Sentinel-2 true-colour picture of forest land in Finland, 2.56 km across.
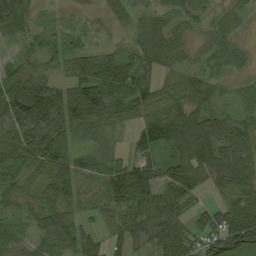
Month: August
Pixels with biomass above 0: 87%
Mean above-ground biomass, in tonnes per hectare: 61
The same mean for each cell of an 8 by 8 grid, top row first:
71 29 20 23 39 35 30 24
39 44 35 30 55 33 28 26
69 65 83 89 63 45 54 25
98 120 99 62 52 76 60 44
66 102 67 40 69 99 104 87
42 59 89 92 109 96 67 78
37 63 55 63 81 56 34 93
44 53 69 36 37 72 61 105
